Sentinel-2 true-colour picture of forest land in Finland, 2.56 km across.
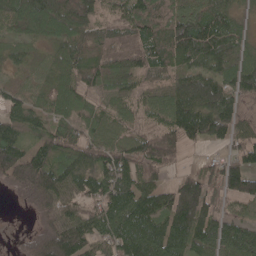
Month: May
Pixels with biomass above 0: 90%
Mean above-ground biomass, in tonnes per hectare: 92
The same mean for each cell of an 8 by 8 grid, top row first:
93 130 131 53 103 97 81 28
34 42 86 92 102 117 126 58
37 60 85 88 68 92 134 99
69 62 68 72 59 121 167 69
103 87 89 89 92 99 62 74
102 139 96 118 102 44 82 130
4 81 76 124 131 175 119 32
14 138 127 101 156 130 126 114
